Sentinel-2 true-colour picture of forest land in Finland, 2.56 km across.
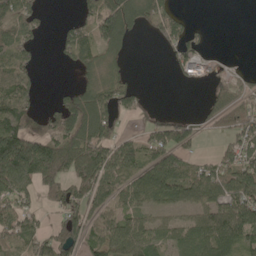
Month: May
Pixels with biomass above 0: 64%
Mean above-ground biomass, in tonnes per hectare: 75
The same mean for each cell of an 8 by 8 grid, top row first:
136 13 41 138 80 57 2 0
98 3 116 69 0 67 24 0
88 0 26 49 4 27 50 36
134 42 123 79 37 14 34 75
206 130 110 100 73 106 4 93
181 136 112 108 103 121 95 107
93 30 94 72 61 52 83 119
71 82 98 111 92 68 116 96
